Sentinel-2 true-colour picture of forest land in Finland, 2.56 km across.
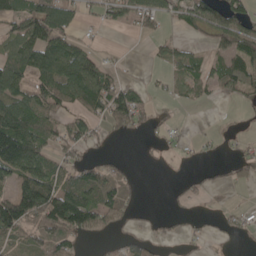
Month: May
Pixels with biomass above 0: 54%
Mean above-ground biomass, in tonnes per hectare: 50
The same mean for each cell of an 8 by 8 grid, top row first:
71 111 33 41 59 34 80 64
77 101 47 3 2 32 21 68
95 99 134 43 7 32 52 86
122 59 54 88 33 6 1 7
193 54 47 7 7 11 8 17
86 82 58 47 1 3 12 23
155 140 138 87 9 7 5 13
54 69 44 16 27 16 12 9
